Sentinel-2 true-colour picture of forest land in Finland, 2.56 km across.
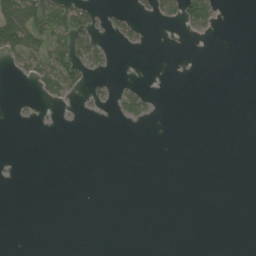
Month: June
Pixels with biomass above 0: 13%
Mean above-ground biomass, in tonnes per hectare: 15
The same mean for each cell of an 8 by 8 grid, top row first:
131 96 70 31 13 40 62 0
100 64 88 19 11 0 0 0
10 101 52 20 3 0 0 0
4 3 8 13 36 0 0 0
0 0 0 0 0 0 0 0
2 0 0 0 0 0 0 0
0 0 0 0 0 0 0 0
0 0 0 0 0 0 0 0
